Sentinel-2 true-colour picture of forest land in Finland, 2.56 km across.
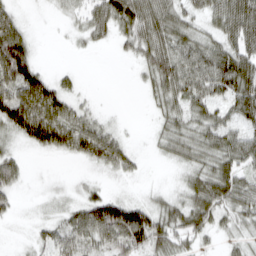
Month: March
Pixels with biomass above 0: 76%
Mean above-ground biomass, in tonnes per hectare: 45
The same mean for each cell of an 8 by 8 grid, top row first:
34 4 26 75 79 53 43 84
107 0 10 15 58 65 49 63
117 51 10 0 22 74 71 90
102 90 37 3 3 42 47 62
20 57 68 58 3 45 50 58
46 4 6 14 8 10 60 57
18 10 45 93 60 45 67 50
3 37 60 70 75 50 19 21
